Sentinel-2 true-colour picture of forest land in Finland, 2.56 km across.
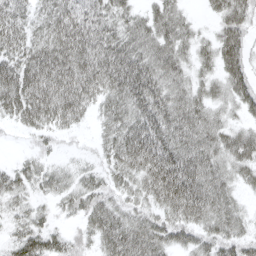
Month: April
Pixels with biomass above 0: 86%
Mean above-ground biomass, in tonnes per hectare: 53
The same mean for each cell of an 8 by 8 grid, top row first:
53 51 57 49 36 44 16 58
61 68 76 63 53 53 32 60
87 85 80 67 81 44 38 57
61 79 50 52 71 71 51 33
2 17 5 50 83 72 67 73
38 38 33 36 69 92 76 41
26 17 41 52 37 70 71 30
40 52 26 65 73 44 50 47
